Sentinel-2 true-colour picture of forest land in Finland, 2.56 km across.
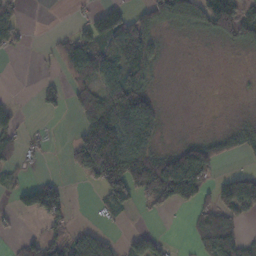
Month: November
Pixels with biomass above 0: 49%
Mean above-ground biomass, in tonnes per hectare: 46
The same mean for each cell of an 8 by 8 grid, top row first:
49 0 16 93 63 70 98 75
18 9 86 82 95 2 4 24
0 10 53 74 75 0 0 1
21 14 41 98 94 1 1 4
42 13 57 122 65 29 75 43
17 10 22 117 132 146 54 19
36 112 1 58 19 31 50 65
16 56 76 34 40 5 64 47
